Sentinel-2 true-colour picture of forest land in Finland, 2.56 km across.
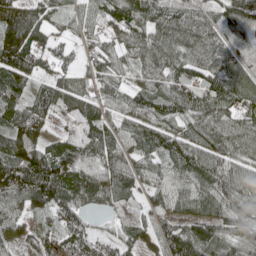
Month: May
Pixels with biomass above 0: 93%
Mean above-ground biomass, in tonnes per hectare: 88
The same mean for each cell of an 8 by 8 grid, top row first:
109 76 57 92 103 80 63 110
171 78 43 70 89 91 93 47
113 54 46 83 65 85 73 87
97 83 81 59 92 84 97 91
132 73 105 70 87 105 106 86
144 180 118 98 70 78 103 85
72 104 75 52 56 70 93 91
58 71 100 51 64 132 127 97
